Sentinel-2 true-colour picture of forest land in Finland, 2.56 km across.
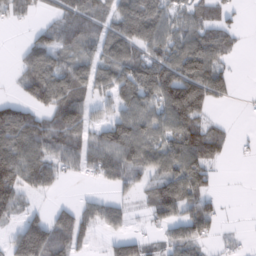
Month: February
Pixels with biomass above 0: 65%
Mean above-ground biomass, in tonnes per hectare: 64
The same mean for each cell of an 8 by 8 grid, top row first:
26 22 71 67 131 47 57 10
11 87 66 100 86 79 99 16
24 119 84 99 133 132 126 6
78 72 84 53 81 124 38 1
107 91 75 115 93 85 89 4
98 68 24 58 52 97 53 0
51 23 43 48 23 79 65 1
74 125 55 30 32 56 39 11
